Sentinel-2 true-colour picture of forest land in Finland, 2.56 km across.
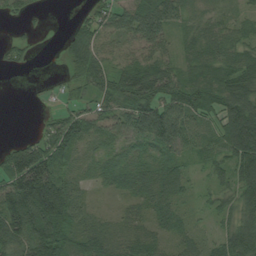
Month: August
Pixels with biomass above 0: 84%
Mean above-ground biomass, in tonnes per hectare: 64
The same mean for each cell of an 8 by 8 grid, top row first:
20 4 13 61 99 59 35 31
35 1 67 39 64 39 69 65
0 4 50 69 103 69 81 84
0 12 58 65 104 94 71 111
36 77 77 51 64 79 59 123
138 136 43 64 68 58 31 91
147 189 67 17 46 46 25 66
103 147 74 65 68 39 26 92
